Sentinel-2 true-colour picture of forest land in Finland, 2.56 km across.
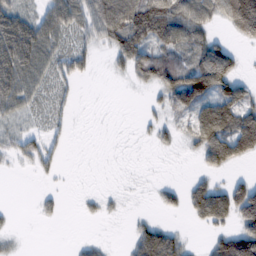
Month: February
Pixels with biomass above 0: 56%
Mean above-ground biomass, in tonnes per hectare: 48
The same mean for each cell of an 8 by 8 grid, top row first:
77 67 72 115 128 104 59 159
127 67 34 45 68 72 74 20
92 42 27 6 32 91 128 55
40 21 2 0 10 51 97 102
39 32 0 0 3 21 108 117
4 13 0 0 1 1 31 17
3 12 7 7 2 27 126 124
8 0 9 3 86 52 27 139
